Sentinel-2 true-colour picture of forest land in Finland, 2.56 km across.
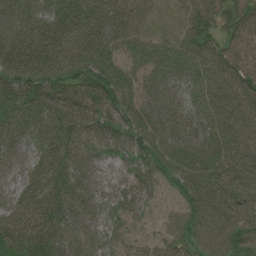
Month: August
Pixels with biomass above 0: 96%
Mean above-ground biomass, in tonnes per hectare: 62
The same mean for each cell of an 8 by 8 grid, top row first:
54 45 63 68 51 42 65 69
69 72 66 57 54 56 59 62
79 75 69 76 53 59 69 75
75 73 73 70 70 62 64 79
52 58 63 61 66 72 71 78
39 66 60 33 60 56 72 82
51 70 62 57 40 31 76 75
58 78 52 48 25 57 71 76
